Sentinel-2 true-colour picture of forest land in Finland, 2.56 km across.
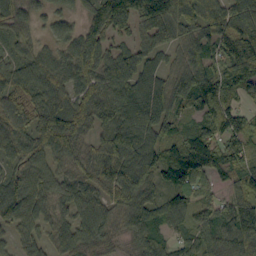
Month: September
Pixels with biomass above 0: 92%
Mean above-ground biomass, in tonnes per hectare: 80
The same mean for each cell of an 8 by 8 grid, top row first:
73 44 50 148 123 123 102 104
44 42 99 62 61 58 71 100
68 87 91 94 76 85 94 95
84 109 93 99 115 61 78 65
70 86 49 104 102 75 110 51
70 84 55 106 101 103 68 68
116 68 71 60 76 69 40 96
55 54 80 48 63 48 65 112
